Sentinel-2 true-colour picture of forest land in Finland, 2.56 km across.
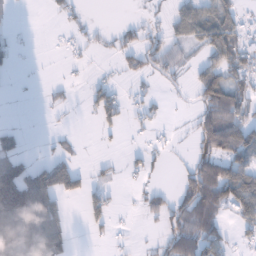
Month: January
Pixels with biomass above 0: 43%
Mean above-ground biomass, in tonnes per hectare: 41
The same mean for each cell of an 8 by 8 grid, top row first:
3 6 17 0 11 40 66 36
19 1 21 17 48 32 69 74
3 4 6 16 18 20 76 55
1 7 5 57 22 3 70 72
39 7 6 5 13 6 69 96
120 95 44 10 25 15 104 107
143 84 18 38 24 54 103 92
117 78 1 13 5 70 77 20
